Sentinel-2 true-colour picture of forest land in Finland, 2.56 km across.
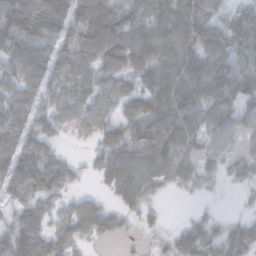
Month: November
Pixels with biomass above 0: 82%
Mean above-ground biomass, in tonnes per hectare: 45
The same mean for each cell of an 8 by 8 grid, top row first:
69 65 48 72 56 87 56 24
54 36 67 83 70 75 50 40
49 44 67 48 38 67 65 51
54 39 56 37 49 65 48 44
48 38 6 48 58 62 32 18
57 79 16 58 50 37 21 18
29 28 42 26 27 0 5 3
68 50 31 15 4 33 37 47
